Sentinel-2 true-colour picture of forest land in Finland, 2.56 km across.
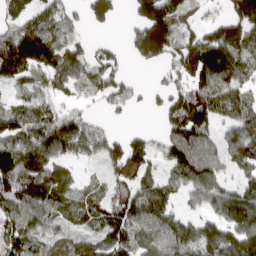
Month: April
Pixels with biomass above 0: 77%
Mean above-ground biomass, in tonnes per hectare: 100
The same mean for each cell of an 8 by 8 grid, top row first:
58 92 57 99 146 138 37 148
162 123 57 48 152 116 177 115
97 100 78 105 10 78 148 110
93 93 61 42 20 129 145 108
113 156 122 91 84 145 84 95
167 124 33 66 102 91 116 61
114 105 84 89 124 60 65 119
118 78 71 131 95 119 113 114
